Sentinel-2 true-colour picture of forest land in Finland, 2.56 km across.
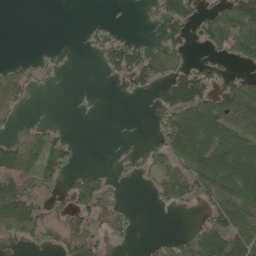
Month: May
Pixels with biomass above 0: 50%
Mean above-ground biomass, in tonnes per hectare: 60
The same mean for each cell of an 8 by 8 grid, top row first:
0 0 0 1 9 97 56 141
0 4 2 70 56 81 48 102
60 10 0 18 72 112 82 62
37 4 2 0 1 126 133 128
73 87 9 0 13 112 124 133
93 68 53 23 29 99 141 170
156 43 78 62 0 31 61 127
40 37 98 33 3 30 139 134
